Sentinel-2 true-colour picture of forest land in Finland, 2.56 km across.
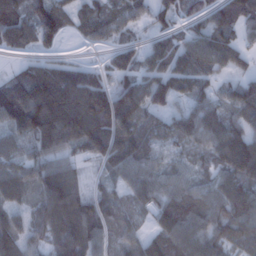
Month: January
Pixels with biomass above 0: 85%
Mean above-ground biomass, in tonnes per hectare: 83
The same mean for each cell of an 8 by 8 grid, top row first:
110 121 62 69 42 66 62 89
62 43 9 38 51 69 93 67
63 136 108 71 68 90 58 56
129 198 178 154 90 53 86 88
57 96 82 118 79 45 79 141
79 115 39 47 69 52 52 123
63 115 97 65 52 106 86 119
96 73 109 44 65 95 86 75
